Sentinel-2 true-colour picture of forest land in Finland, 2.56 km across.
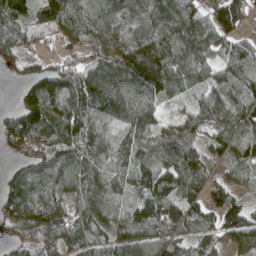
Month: April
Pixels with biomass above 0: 88%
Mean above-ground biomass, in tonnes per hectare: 99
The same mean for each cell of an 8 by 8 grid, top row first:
147 134 93 110 105 121 71 130
80 37 77 118 151 125 76 103
19 123 108 130 214 100 60 108
98 145 138 127 121 24 116 112
81 103 111 92 95 113 84 97
51 85 93 86 111 143 94 49
87 92 60 84 119 158 83 75
56 107 79 83 98 103 53 83
